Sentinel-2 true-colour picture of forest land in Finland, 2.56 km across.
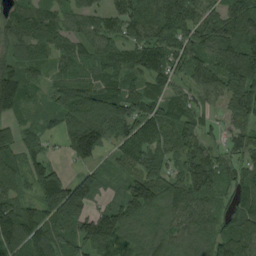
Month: August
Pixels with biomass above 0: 91%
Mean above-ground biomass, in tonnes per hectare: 99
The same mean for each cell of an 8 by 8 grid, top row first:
89 80 85 88 111 119 100 120
91 96 71 84 130 107 104 132
121 45 62 60 78 74 122 152
65 52 157 150 97 92 52 111
80 41 145 81 118 110 76 74
75 116 68 44 122 74 161 83
104 99 137 92 129 99 80 93
135 114 127 129 101 85 101 115
